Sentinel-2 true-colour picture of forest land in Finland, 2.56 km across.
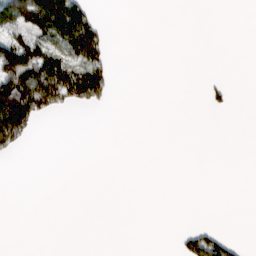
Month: March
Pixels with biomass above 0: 18%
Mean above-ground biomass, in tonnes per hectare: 21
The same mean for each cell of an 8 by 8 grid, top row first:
97 140 84 0 0 0 0 0
119 59 100 16 0 0 0 0
147 110 96 30 0 0 4 0
153 48 9 3 0 0 8 0
44 0 0 0 0 0 0 0
0 0 0 0 0 0 0 0
0 0 0 0 0 0 0 0
0 0 0 0 0 9 62 7
